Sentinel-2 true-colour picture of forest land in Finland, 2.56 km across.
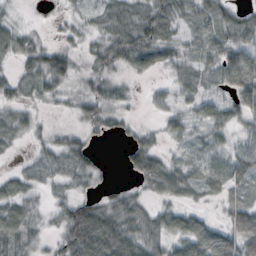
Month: October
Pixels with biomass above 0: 78%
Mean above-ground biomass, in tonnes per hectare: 35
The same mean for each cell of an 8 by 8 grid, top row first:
10 5 16 30 37 43 36 23
40 32 20 51 68 37 32 53
28 56 21 32 11 28 34 80
31 6 25 29 6 30 40 49
19 23 32 3 40 13 24 19
27 27 35 3 49 43 26 30
43 18 53 45 31 35 11 43
47 20 96 82 60 44 67 72
